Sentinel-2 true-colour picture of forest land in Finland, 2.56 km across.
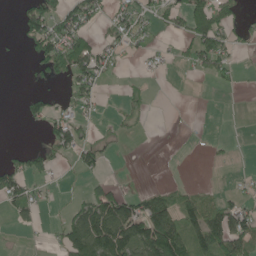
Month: June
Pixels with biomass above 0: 36%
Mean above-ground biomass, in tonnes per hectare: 34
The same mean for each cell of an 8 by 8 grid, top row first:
17 73 71 31 33 33 86 18
3 67 66 36 14 11 78 10
0 18 58 9 5 0 18 6
2 41 21 3 7 0 0 0
1 30 54 2 0 0 3 0
59 24 15 8 1 0 0 4
46 8 59 114 75 72 54 43
1 5 115 147 125 122 90 73
